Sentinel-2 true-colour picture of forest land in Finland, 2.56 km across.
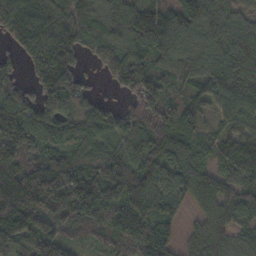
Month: November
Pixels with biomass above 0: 90%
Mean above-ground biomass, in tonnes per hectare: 104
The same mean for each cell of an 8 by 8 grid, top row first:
147 109 99 105 121 112 89 55
72 149 107 110 121 110 100 130
54 143 85 60 148 73 111 140
126 118 86 61 130 87 55 98
161 78 71 60 96 150 72 100
161 187 138 128 118 142 88 107
138 151 140 101 117 74 88 108
56 64 34 54 113 58 104 61
